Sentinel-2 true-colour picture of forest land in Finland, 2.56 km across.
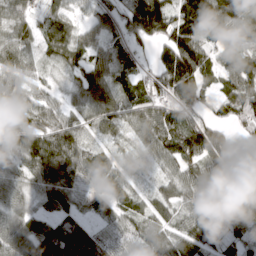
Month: March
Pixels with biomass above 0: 89%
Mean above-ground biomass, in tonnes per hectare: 79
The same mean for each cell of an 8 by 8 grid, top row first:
68 66 34 70 180 102 188 123
79 50 61 57 33 135 79 97
72 35 51 69 60 120 45 102
95 62 57 80 83 102 41 75
85 124 82 34 49 108 120 51
72 105 91 77 20 58 76 98
74 60 57 55 45 51 68 124
107 122 136 72 76 49 56 63
